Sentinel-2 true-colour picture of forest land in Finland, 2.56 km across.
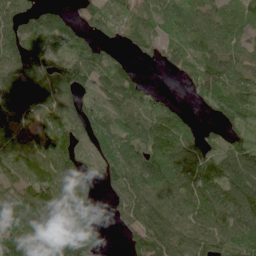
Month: June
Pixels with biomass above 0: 84%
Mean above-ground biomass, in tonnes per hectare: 91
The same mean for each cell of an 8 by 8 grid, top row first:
87 76 42 80 79 88 79 82
89 96 71 33 47 60 86 74
121 100 114 111 30 10 105 77
109 86 61 76 94 59 29 109
100 105 54 107 112 133 62 99
102 114 81 84 153 120 147 135
94 147 82 28 106 105 119 154
105 143 152 0 95 90 105 118
